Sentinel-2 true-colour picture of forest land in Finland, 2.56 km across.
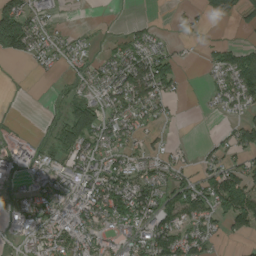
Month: August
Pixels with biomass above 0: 60%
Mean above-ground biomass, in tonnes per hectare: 60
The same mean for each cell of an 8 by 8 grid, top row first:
158 45 1 2 6 6 23 35
116 56 29 39 70 21 25 55
2 6 37 92 138 59 24 107
1 12 92 76 79 13 10 45
27 27 89 80 42 14 24 85
16 50 96 114 71 67 77 99
39 75 103 135 112 123 90 136
32 98 102 50 104 125 46 24
